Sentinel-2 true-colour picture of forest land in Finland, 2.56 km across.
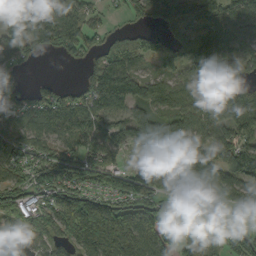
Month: September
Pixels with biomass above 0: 79%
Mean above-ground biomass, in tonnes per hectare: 105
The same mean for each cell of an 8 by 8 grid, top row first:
86 117 102 23 69 133 171 116
115 74 104 93 94 114 156 68
35 14 28 202 102 81 112 60
96 109 122 101 79 95 129 164
127 97 117 74 56 87 117 110
98 112 137 95 105 125 161 86
100 81 200 153 162 45 44 54
46 79 160 270 181 77 113 108
